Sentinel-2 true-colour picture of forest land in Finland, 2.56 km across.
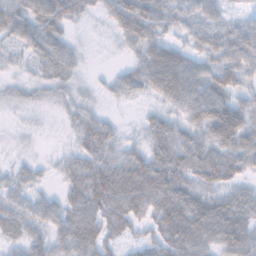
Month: November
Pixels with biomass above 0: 84%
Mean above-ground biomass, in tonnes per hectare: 43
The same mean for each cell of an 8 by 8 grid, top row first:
68 63 37 38 68 34 41 17
30 56 14 6 45 40 43 52
15 27 15 19 48 77 49 35
11 7 25 8 13 33 73 53
6 2 38 41 33 58 51 49
22 10 64 86 83 74 66 38
37 33 57 79 65 79 67 55
34 55 67 43 32 73 54 57
